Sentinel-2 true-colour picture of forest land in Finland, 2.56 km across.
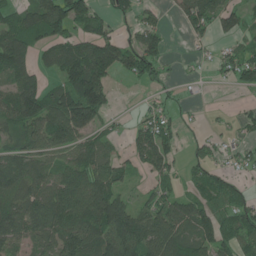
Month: June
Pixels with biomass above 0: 66%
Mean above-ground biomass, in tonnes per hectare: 62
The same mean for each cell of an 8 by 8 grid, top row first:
59 119 83 45 30 33 70 57
110 62 76 105 85 1 13 37
69 40 129 45 51 14 8 49
105 107 147 27 23 18 4 15
53 74 55 33 63 40 24 21
86 63 87 77 23 34 49 19
73 95 107 131 49 85 65 55
56 66 110 128 96 89 77 59
